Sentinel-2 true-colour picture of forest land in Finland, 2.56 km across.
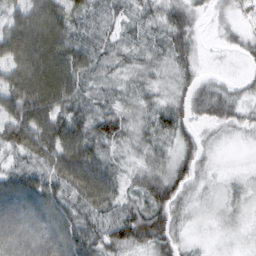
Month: February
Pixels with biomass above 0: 91%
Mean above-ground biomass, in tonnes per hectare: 53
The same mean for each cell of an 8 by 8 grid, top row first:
58 101 52 39 36 53 22 21
99 109 67 46 40 57 7 21
88 114 70 36 29 35 23 16
86 95 57 56 33 49 48 30
69 93 92 42 39 36 20 6
64 72 98 58 47 53 16 11
92 73 61 60 61 54 12 22
75 77 74 71 64 44 7 9
